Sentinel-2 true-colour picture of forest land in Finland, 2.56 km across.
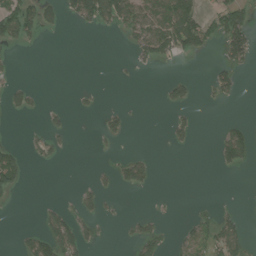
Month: July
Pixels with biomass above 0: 23%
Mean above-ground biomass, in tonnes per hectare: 29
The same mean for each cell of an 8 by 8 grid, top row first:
89 39 62 92 84 128 38 74
19 0 0 0 68 82 31 87
14 0 0 2 1 34 19 26
21 16 9 21 1 20 1 0
18 28 0 9 0 18 0 85
65 0 1 23 49 0 0 4
3 25 33 4 1 2 14 9
13 81 65 2 64 21 69 51
